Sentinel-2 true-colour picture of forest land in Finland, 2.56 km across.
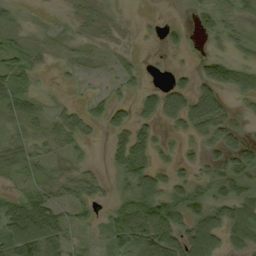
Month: September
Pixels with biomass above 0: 58%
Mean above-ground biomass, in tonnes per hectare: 29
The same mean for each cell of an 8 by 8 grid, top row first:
9 2 18 10 1 0 26 16
23 8 11 10 1 12 3 16
25 2 8 14 12 17 53 53
25 16 29 39 40 60 79 11
21 26 24 30 42 10 28 30
10 11 29 15 59 23 20 31
46 44 26 34 86 67 61 31
36 45 8 32 74 66 102 24
